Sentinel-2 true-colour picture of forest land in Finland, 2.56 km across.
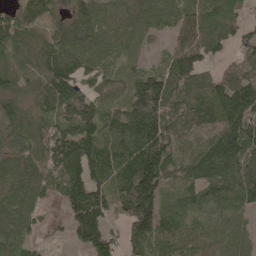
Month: May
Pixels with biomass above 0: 88%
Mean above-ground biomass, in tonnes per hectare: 96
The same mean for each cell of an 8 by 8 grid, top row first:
62 67 103 68 67 74 87 45
86 88 109 66 20 80 98 70
67 102 82 58 102 121 71 104
109 80 127 68 198 104 99 147
87 136 159 110 171 79 98 165
116 87 135 107 178 76 124 122
109 26 162 84 177 72 78 62
83 14 79 71 125 108 67 55
